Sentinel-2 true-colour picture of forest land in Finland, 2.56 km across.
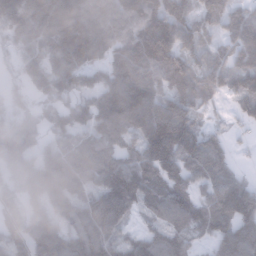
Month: January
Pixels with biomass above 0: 89%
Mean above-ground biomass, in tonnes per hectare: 118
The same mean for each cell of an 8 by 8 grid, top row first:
201 150 149 111 155 128 69 80
132 141 215 103 173 140 65 108
67 129 79 110 129 123 101 91
47 69 106 172 173 159 43 62
96 64 93 122 156 167 111 22
73 132 141 155 139 117 119 44
44 102 83 237 68 133 122 195
106 151 124 129 118 123 71 208
